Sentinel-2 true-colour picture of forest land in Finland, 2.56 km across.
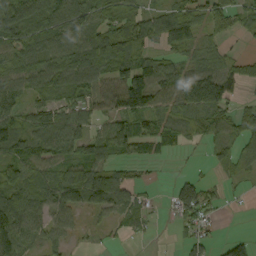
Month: September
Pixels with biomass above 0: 76%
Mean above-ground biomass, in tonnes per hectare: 64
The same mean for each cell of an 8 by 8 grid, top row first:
99 76 83 55 51 58 57 45
66 78 89 115 70 21 39 8
63 76 90 89 125 107 117 48
62 72 74 69 117 76 92 43
86 86 81 95 69 53 39 52
64 73 108 79 13 16 11 25
141 82 82 84 40 73 56 5
98 47 11 12 10 10 37 40
